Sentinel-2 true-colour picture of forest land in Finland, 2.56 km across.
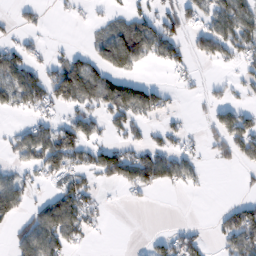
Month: February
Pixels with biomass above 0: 46%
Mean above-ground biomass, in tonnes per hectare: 50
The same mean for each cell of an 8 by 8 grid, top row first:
20 7 15 25 47 62 64 96
50 20 12 114 105 61 63 81
73 80 112 74 13 17 17 34
27 36 56 79 51 20 25 51
44 89 94 51 46 40 25 79
43 43 54 79 109 79 9 8
64 85 94 5 5 0 1 69
48 99 34 2 9 61 20 126
